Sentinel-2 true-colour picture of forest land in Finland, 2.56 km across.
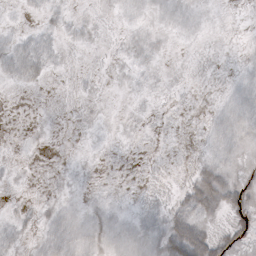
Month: October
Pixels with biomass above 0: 39%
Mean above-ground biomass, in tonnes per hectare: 5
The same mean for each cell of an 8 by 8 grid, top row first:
1 4 2 2 5 9 3 0
11 8 2 1 6 1 1 1
8 3 1 1 4 1 1 5
0 0 1 0 1 0 3 14
0 0 1 1 0 1 6 7
1 1 2 0 1 1 18 6
1 4 5 4 4 8 13 14
6 11 14 12 13 25 19 9
